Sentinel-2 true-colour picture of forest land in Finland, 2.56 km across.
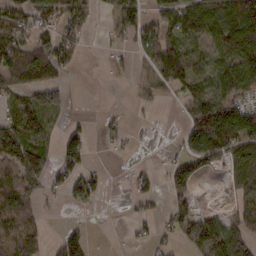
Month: February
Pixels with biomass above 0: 55%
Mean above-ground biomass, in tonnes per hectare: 55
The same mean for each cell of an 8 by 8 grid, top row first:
67 59 70 25 59 74 103 137
89 74 41 16 52 71 41 115
64 69 2 4 13 81 49 83
64 79 2 7 7 8 120 111
143 47 66 15 0 12 127 95
88 60 67 4 23 65 16 67
97 10 23 0 17 65 17 48
91 35 92 1 19 32 109 88
